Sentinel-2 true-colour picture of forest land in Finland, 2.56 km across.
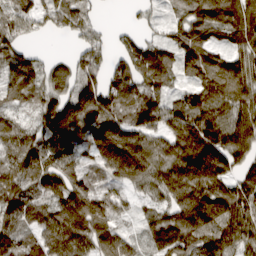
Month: March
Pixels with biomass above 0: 89%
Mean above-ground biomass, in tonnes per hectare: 99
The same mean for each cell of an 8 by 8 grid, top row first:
98 72 85 1 23 47 133 140
79 7 50 41 93 93 112 94
134 91 101 95 127 57 114 126
65 122 148 117 122 101 119 82
113 98 75 179 125 137 153 87
114 116 80 81 108 128 153 68
105 108 142 104 44 100 134 105
111 116 110 99 56 110 96 85
